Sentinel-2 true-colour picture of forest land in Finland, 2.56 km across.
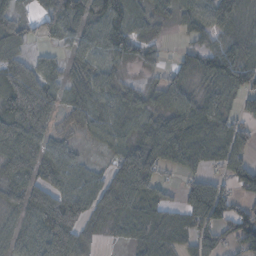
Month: November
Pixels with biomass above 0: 80%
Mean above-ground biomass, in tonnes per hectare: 62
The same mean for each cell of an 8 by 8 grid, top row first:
42 60 79 92 46 41 58 78
51 20 42 59 48 12 51 77
80 54 41 43 21 53 63 86
113 69 60 58 50 82 77 40
105 52 16 47 68 94 73 59
68 54 54 70 88 21 45 43
52 97 81 88 68 47 150 74
53 93 61 13 55 59 53 87
